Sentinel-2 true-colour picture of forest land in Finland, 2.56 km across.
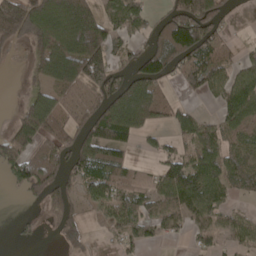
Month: April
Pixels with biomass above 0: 61%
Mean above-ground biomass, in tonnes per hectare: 84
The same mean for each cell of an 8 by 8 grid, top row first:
193 194 209 69 59 140 185 5
36 140 209 92 66 167 117 20
1 90 119 114 151 40 86 72
38 135 66 192 172 63 12 112
144 76 116 108 22 48 82 67
64 104 78 109 57 115 112 97
1 47 27 73 75 95 81 21
13 2 34 21 47 17 36 50
